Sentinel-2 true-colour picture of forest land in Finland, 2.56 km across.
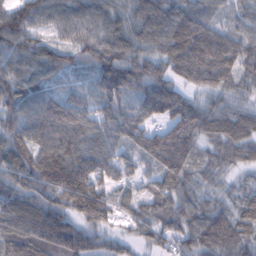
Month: February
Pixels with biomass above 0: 96%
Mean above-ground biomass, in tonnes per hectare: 96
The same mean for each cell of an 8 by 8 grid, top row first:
105 104 102 84 103 114 80 56
99 77 90 110 80 143 185 103
102 77 30 111 103 84 112 84
94 115 100 98 100 120 78 60
114 114 116 106 111 144 58 81
91 145 166 100 62 102 55 28
115 105 144 86 68 93 72 51
99 138 101 48 42 78 107 92
